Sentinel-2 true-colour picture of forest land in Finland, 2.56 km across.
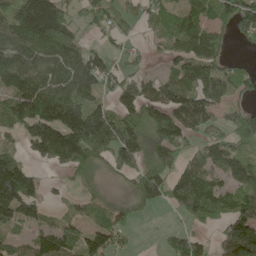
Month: May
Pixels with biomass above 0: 73%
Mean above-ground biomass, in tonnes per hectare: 111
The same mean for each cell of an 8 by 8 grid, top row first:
135 236 63 65 47 73 87 137
135 139 93 32 28 81 120 11
137 142 182 70 98 130 156 109
120 170 170 106 150 180 128 110
55 209 253 193 118 115 96 87
230 19 71 49 127 107 126 104
215 47 36 49 55 80 147 126
69 132 100 102 3 79 32 240
